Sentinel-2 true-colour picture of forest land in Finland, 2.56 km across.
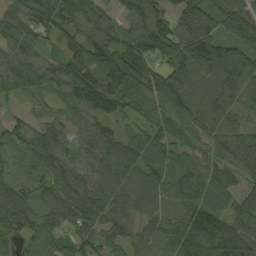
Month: September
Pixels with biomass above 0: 94%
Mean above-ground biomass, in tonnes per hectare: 101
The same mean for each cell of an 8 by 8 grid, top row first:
87 114 103 50 101 106 127 152
88 45 94 126 128 138 170 120
88 78 172 163 133 128 97 117
24 43 94 98 54 98 97 53
71 106 66 111 126 90 78 111
60 89 102 103 115 105 86 78
123 96 147 103 78 89 106 76
86 84 114 65 66 120 157 153
